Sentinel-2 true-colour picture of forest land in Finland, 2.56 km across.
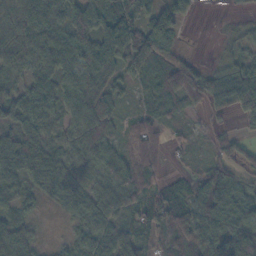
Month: November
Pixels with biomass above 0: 87%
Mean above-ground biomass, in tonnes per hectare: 54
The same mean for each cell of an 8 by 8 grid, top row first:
57 50 56 80 66 55 0 7
60 60 76 95 78 36 1 22
29 63 87 48 34 79 51 89
74 69 70 43 25 28 36 68
77 56 58 37 82 15 14 27
82 78 43 62 66 16 60 41
43 15 61 55 68 66 84 91
62 10 59 78 47 54 71 112
